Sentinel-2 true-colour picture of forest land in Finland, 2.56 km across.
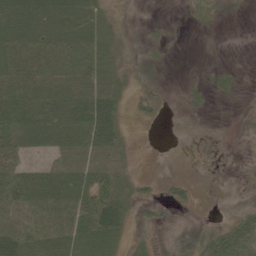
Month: June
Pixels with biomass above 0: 78%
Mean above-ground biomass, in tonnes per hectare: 34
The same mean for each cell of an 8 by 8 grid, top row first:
75 72 66 19 3 1 8 2
65 55 57 31 9 2 2 1
56 50 59 46 10 2 13 10
67 59 79 66 14 5 7 3
63 49 70 64 4 4 4 4
59 54 63 44 11 11 6 7
53 58 66 62 13 16 5 15
76 55 69 54 10 11 34 62
